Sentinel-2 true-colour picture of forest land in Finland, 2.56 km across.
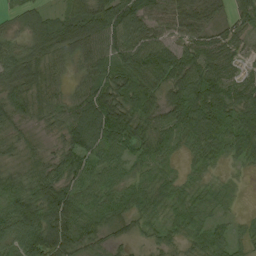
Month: August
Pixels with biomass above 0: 93%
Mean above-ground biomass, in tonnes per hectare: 59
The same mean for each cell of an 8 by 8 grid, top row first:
28 31 78 103 80 53 53 55
60 61 71 83 87 60 64 39
84 54 44 77 70 75 87 46
64 51 85 109 55 67 81 71
35 23 86 78 54 42 64 70
44 60 64 49 33 25 26 11
73 96 81 51 50 40 32 9
77 116 75 26 23 31 62 33
